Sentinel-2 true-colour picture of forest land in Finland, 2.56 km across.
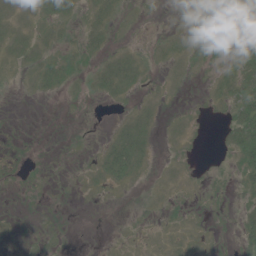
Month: June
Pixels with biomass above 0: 35%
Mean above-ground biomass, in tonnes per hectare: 5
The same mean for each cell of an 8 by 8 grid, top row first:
3 9 7 7 1 0 13 23
5 4 9 5 2 6 4 15
0 9 4 18 4 1 3 24
0 0 1 1 4 1 1 21
1 0 1 7 9 2 0 19
2 2 2 10 2 1 4 8
1 1 0 0 2 4 4 7
1 2 0 1 1 3 3 7
